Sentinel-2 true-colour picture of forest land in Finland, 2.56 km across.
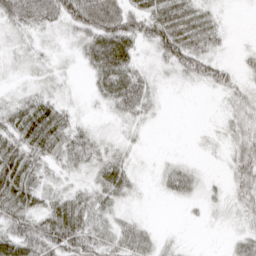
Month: April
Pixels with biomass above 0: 78%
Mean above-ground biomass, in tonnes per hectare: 31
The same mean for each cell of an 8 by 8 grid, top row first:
40 42 65 62 55 58 31 2
13 13 25 70 21 67 36 7
8 15 4 62 30 15 41 21
44 55 10 18 22 0 2 35
48 53 37 18 5 1 7 39
67 27 20 47 7 37 7 45
57 41 48 30 5 2 12 26
61 65 68 42 37 9 1 23
